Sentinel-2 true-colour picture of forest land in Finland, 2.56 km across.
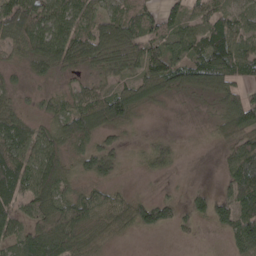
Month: April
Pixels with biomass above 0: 75%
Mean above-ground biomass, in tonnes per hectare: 62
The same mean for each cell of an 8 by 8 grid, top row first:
109 94 72 57 65 48 78 55
48 89 86 70 77 62 106 71
16 27 28 43 76 94 108 60
44 38 87 122 34 8 25 116
108 91 67 38 19 17 7 71
106 118 49 48 13 9 0 117
57 79 89 77 62 32 54 98
59 109 86 30 3 7 2 102
